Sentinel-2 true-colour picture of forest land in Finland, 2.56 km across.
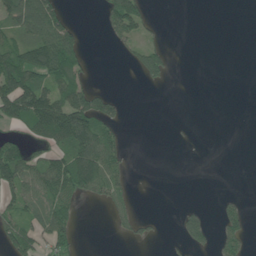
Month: June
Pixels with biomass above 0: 35%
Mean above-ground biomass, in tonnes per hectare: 43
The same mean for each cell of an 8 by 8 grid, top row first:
94 123 2 93 77 0 0 0
81 128 56 13 47 1 0 0
123 89 73 0 28 1 0 0
118 179 145 50 0 0 0 0
61 64 141 73 0 1 0 0
104 112 158 70 0 0 0 0
53 57 18 27 0 6 11 26
64 51 17 2 17 14 39 47
